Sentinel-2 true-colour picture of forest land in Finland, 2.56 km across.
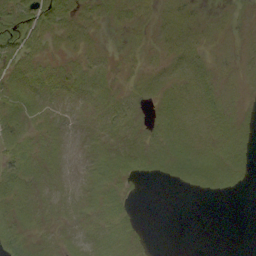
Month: September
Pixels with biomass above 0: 71%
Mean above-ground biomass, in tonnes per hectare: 8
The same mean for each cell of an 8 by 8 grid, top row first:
13 15 10 8 5 11 5 3
16 7 8 3 5 9 7 5
12 9 8 6 7 9 9 6
12 8 5 9 5 10 11 7
13 8 4 8 10 12 11 10
18 8 5 11 6 8 13 8
12 8 8 11 1 0 0 0
23 5 8 11 4 0 0 0
